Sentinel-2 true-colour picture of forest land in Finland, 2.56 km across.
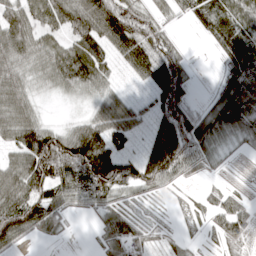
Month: April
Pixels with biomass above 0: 79%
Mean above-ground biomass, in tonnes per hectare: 70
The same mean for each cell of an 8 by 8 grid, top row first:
85 84 120 131 65 23 76 70
109 72 89 75 90 48 17 99
90 57 91 37 49 124 5 104
104 11 17 87 33 119 63 114
78 113 127 82 43 150 94 30
111 114 106 144 106 74 26 1
122 104 32 62 20 11 36 49
64 21 1 71 46 21 13 52
